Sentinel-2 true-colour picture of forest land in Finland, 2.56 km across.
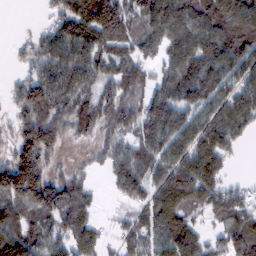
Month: February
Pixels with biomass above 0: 83%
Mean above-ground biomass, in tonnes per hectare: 93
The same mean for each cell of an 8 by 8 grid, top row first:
0 29 130 170 89 122 131 129
16 83 130 117 61 91 124 126
30 108 107 114 82 104 112 86
60 125 116 120 113 97 92 120
87 130 33 62 93 102 140 46
188 98 46 56 97 156 138 9
78 113 117 8 80 122 67 75
110 90 107 22 83 133 57 68
